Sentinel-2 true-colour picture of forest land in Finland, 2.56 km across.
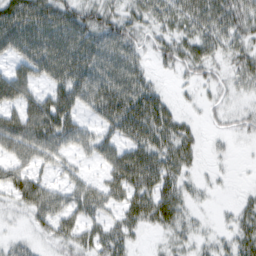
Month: February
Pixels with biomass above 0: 75%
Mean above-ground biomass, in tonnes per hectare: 40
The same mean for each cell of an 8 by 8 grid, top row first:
70 68 61 46 39 48 64 55
45 76 69 59 29 46 43 41
39 40 62 61 40 12 26 29
30 72 37 65 79 26 12 21
55 53 35 41 62 60 8 5
43 20 22 41 63 45 8 1
24 54 47 29 58 47 7 25
16 21 43 48 9 26 20 44
